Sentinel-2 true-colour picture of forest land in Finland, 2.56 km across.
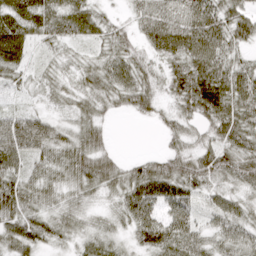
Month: April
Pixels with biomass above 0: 91%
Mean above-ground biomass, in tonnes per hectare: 47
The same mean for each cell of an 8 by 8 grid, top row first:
62 65 65 18 59 75 77 54
42 27 21 45 34 68 79 34
21 24 30 60 44 60 80 63
30 25 32 22 28 37 63 64
83 60 55 17 0 31 42 56
55 44 60 50 73 72 56 59
61 33 28 21 77 67 32 37
57 38 27 29 44 62 40 48
